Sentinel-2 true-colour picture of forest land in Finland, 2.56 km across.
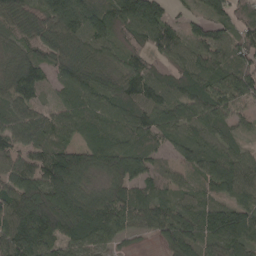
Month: April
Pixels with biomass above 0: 92%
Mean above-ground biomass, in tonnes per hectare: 86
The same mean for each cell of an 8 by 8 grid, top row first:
108 108 153 118 168 36 74 61
61 79 61 61 70 72 94 80
109 46 88 68 99 74 91 88
58 45 87 87 93 85 91 44
68 63 71 84 73 62 74 37
100 132 107 101 89 42 84 99
130 170 155 110 80 71 72 81
134 97 113 71 20 106 79 100
